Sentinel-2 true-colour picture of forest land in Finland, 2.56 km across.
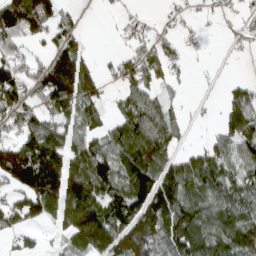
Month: March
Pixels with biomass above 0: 68%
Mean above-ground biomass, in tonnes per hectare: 81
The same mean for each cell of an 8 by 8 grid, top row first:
147 100 17 8 9 11 6 20
59 50 61 3 46 29 3 12
97 126 134 28 81 26 2 20
92 74 86 33 120 23 2 108
96 134 67 99 141 41 40 93
130 199 143 112 162 126 115 86
80 97 181 125 137 136 110 112
29 16 100 143 134 131 122 120
